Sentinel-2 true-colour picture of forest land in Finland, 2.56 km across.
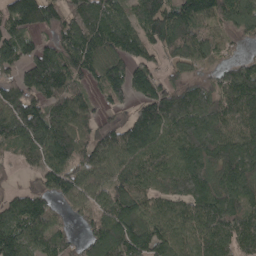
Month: April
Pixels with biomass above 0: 86%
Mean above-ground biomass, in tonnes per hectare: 125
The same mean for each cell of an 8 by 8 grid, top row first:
137 112 133 112 125 146 149 148
125 88 148 129 108 129 122 34
99 177 88 155 117 81 78 147
145 131 110 56 107 212 168 154
103 167 125 113 135 128 201 147
29 141 117 110 114 150 155 185
97 86 85 136 103 96 166 137
145 99 51 163 177 123 123 106
